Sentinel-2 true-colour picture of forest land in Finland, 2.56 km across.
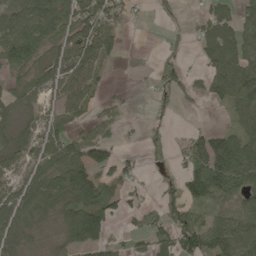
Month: May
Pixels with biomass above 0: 66%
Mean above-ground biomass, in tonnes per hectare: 62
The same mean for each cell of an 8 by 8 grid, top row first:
79 96 80 69 5 11 69 48
97 63 87 45 0 7 91 80
35 71 75 8 3 63 80 134
51 27 42 14 2 16 7 68
73 66 67 49 24 31 132 100
44 82 105 61 18 36 158 127
135 74 151 65 35 64 45 66
63 19 116 43 32 87 84 95
